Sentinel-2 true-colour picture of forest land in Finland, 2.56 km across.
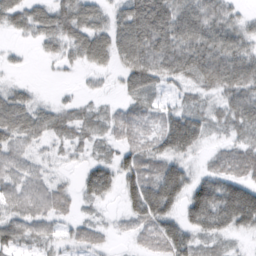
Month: February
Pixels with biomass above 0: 81%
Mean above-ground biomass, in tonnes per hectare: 60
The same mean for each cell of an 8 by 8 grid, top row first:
54 67 88 44 120 105 93 34
11 32 68 76 97 98 101 75
10 2 9 13 77 46 66 90
85 43 34 28 44 59 45 76
57 26 33 34 54 100 28 48
66 38 33 76 88 98 57 68
61 75 23 11 115 61 152 193
63 38 39 16 38 104 54 18
